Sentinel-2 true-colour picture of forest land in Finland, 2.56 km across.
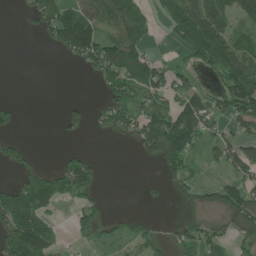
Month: June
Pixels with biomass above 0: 50%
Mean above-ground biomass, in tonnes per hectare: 59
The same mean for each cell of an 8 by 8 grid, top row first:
5 80 110 94 55 89 117 75
0 28 153 98 60 25 141 74
0 0 5 86 92 46 14 107
35 0 41 118 86 119 96 88
38 0 9 4 78 168 42 77
38 66 90 0 4 64 5 59
127 54 53 5 8 10 40 93
161 103 13 27 51 35 65 46
